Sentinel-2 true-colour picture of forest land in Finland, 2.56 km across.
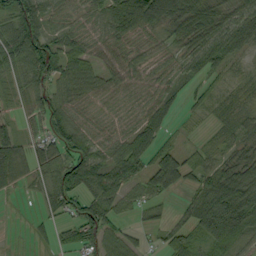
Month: September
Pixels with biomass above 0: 81%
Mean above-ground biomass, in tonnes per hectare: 56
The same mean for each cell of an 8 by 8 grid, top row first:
98 63 30 76 118 89 88 75
108 97 54 46 23 34 78 58
34 83 76 45 32 35 34 27
16 74 35 23 57 33 23 32
69 69 69 46 79 25 18 40
76 53 106 90 58 88 48 92
3 38 63 60 31 5 80 189
2 21 55 44 21 46 73 65
